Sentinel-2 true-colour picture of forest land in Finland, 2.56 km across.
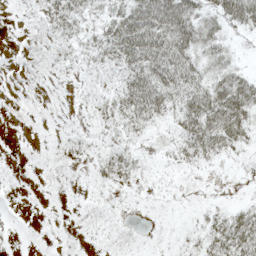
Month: May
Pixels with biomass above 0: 69%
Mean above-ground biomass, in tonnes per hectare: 24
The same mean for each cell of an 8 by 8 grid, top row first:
4 31 30 36 77 80 38 67
3 18 22 50 75 71 42 8
3 7 8 17 61 61 44 41
1 5 7 31 51 35 68 63
1 7 19 17 6 23 51 29
4 7 5 30 8 5 2 4
0 3 6 5 2 2 10 21
0 3 4 7 3 5 33 58
